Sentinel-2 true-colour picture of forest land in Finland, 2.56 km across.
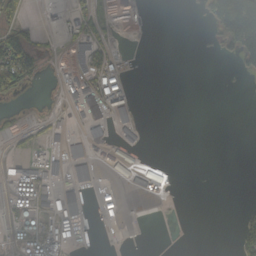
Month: October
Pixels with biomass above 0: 25%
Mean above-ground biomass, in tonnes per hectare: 22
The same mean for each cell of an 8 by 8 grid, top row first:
24 5 22 4 0 0 41 247
99 9 48 12 0 0 3 92
60 3 40 47 0 0 0 2
7 10 34 62 1 0 0 0
8 24 42 25 10 0 0 0
30 45 28 26 52 5 0 0
30 41 52 18 0 0 0 7
16 36 15 1 0 0 0 41
